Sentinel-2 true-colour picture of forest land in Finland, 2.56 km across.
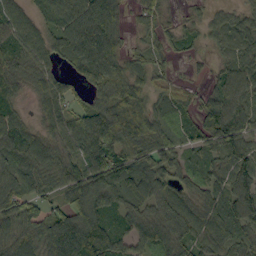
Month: September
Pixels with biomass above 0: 89%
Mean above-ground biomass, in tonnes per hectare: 63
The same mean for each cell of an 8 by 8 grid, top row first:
55 40 88 70 43 15 25 35
56 61 97 71 33 34 20 57
61 57 45 83 52 29 24 89
47 50 45 62 71 64 56 84
72 61 75 74 76 51 54 85
73 64 66 92 92 61 58 79
79 43 81 69 68 77 64 76
73 90 115 87 70 76 57 60
